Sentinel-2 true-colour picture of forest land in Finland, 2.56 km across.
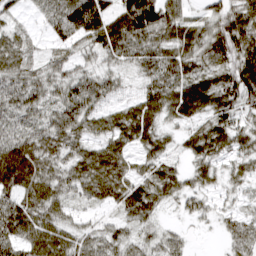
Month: March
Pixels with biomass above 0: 90%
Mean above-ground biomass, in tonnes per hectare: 55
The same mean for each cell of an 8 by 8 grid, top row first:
19 36 109 69 116 56 43 74
54 20 39 68 54 65 70 80
63 57 60 41 40 67 59 94
57 47 75 44 75 58 60 52
69 66 46 60 52 24 68 44
95 68 62 90 46 45 35 35
74 71 25 38 69 19 24 18
67 84 53 51 38 33 2 40
